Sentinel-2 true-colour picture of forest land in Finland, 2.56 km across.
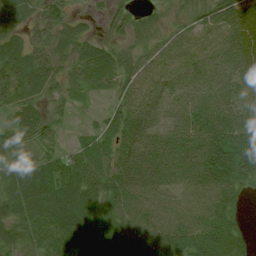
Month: July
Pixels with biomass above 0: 88%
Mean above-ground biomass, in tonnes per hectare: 55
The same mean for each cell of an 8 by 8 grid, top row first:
22 48 16 33 20 16 58 79
53 44 42 28 30 54 55 74
61 54 43 35 64 59 60 47
45 31 8 35 74 53 69 58
41 34 28 51 77 67 88 74
59 92 77 72 79 61 95 70
54 74 84 56 73 68 69 24
41 55 61 64 88 74 73 41
